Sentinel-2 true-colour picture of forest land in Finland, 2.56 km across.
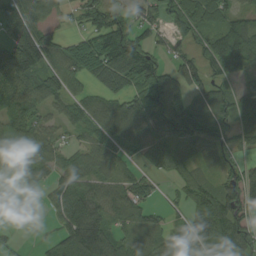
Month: August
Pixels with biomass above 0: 80%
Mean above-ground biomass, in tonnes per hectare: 75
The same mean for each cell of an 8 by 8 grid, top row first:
123 54 44 78 62 80 61 51
136 93 102 122 76 33 69 122
127 77 58 93 109 98 65 50
74 44 65 99 118 123 84 82
61 67 41 77 87 86 75 42
40 40 76 60 45 43 29 70
5 39 129 85 63 31 92 115
13 25 152 86 67 76 88 116
